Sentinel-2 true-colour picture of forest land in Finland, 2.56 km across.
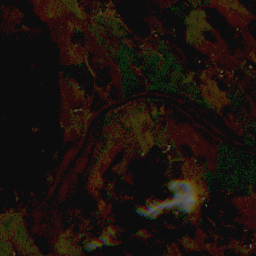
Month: November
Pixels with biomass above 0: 46%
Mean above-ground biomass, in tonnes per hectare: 48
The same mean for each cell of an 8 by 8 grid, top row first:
46 23 23 46 92 39 62 27
72 106 31 1 26 33 38 36
115 98 11 39 16 13 45 12
104 106 26 24 3 27 26 8
83 102 30 16 3 17 8 17
119 104 19 63 129 19 2 0
71 39 91 61 117 67 57 30
8 49 92 86 60 36 48 46
